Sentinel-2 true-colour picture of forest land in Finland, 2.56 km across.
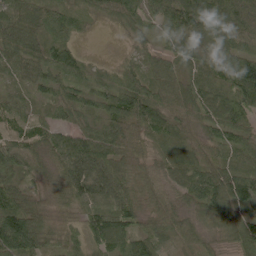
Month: June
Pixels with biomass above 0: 96%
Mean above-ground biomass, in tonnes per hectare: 68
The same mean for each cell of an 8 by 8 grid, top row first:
58 67 37 47 60 98 106 108
80 75 27 2 35 70 93 67
44 65 48 47 75 72 72 99
48 30 46 85 98 58 75 76
98 70 84 89 41 56 51 63
68 48 92 101 52 63 96 82
91 35 45 73 53 47 62 84
148 53 56 100 82 96 34 65
